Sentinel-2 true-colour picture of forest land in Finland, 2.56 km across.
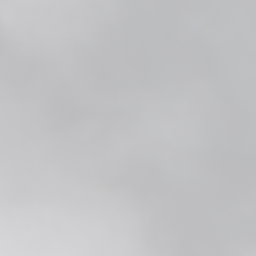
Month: June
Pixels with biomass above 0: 38%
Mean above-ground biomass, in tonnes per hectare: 22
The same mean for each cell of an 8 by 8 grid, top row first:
25 29 39 6 0 0 5 15
56 52 46 18 0 0 38 50
14 17 31 13 0 0 21 90
44 45 29 2 0 1 21 33
79 30 2 0 0 0 1 1
88 67 0 0 0 0 0 0
86 66 4 0 6 0 12 26
66 66 10 7 15 0 2 8
